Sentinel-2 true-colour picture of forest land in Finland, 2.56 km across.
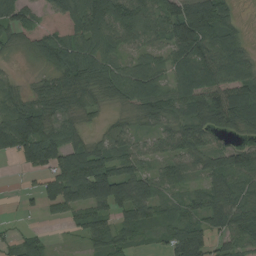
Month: August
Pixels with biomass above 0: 81%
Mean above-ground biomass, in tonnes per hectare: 74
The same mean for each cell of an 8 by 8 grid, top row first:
88 27 107 134 97 129 167 23
28 88 84 67 62 101 98 68
28 55 98 85 99 49 79 105
99 98 66 22 65 64 106 129
115 135 66 59 35 74 60 42
6 71 138 131 64 63 59 79
8 46 80 83 81 45 85 81
33 21 25 58 27 97 70 63
